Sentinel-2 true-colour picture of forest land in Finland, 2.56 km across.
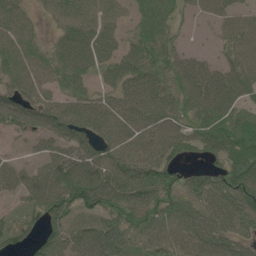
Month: June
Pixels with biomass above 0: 83%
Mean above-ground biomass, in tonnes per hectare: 69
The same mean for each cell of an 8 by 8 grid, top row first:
60 30 78 55 56 33 32 53
70 42 95 60 76 42 11 74
70 56 56 52 80 64 92 89
100 80 82 72 89 74 101 60
8 51 70 62 71 84 76 101
58 90 122 91 105 50 55 105
30 83 92 81 76 64 78 89
46 69 89 97 61 66 79 58
